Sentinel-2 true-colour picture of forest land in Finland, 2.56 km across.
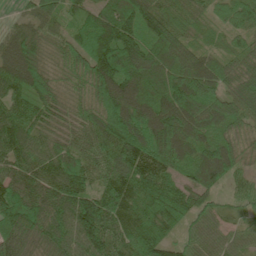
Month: June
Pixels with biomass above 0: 98%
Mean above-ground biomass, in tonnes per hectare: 99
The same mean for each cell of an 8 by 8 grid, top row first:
20 78 57 93 114 82 57 91
116 71 86 153 121 112 48 55
116 94 85 167 128 121 129 103
102 66 65 162 144 179 145 107
100 60 60 112 159 164 104 75
97 87 88 106 114 76 111 44
128 111 132 141 100 102 58 27
100 90 108 115 123 45 62 42
